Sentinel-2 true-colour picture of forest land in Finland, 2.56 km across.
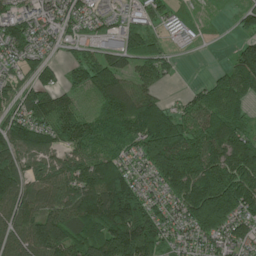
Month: June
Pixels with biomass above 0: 87%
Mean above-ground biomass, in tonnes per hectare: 123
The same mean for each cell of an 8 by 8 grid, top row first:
100 74 68 42 47 31 9 47
85 41 40 84 99 13 3 77
50 76 78 132 95 12 33 152
74 142 86 154 193 79 115 78
141 109 108 102 169 209 165 185
187 113 156 220 66 246 257 243
160 128 193 260 177 103 325 195
132 216 145 248 226 61 97 104
